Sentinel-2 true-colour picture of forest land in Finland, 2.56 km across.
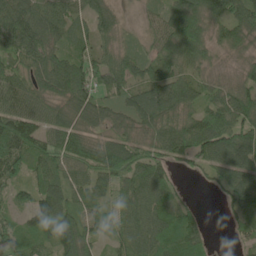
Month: June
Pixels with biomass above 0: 90%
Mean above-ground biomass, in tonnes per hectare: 78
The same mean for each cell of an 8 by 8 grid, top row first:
122 96 58 57 26 95 88 93
76 92 61 58 43 111 71 56
74 90 107 90 77 77 52 56
108 73 83 58 102 87 86 99
135 83 91 86 73 107 119 101
80 90 65 108 89 27 36 93
46 105 71 51 92 69 6 66
68 93 115 51 90 119 42 28
